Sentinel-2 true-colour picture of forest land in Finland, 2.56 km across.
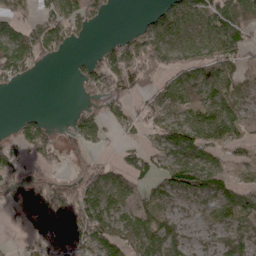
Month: April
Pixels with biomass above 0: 64%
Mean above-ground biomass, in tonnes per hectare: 50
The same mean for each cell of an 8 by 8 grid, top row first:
46 47 71 16 24 88 72 48
98 57 6 60 106 86 72 62
42 0 31 93 69 43 78 42
4 4 23 35 40 54 81 49
49 41 20 10 32 74 64 51
34 31 37 58 43 64 70 23
40 99 83 66 62 25 33 78
7 55 77 69 75 44 15 33
